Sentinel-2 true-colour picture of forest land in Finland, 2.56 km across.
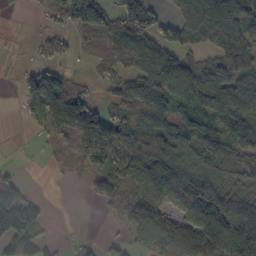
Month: October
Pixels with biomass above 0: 70%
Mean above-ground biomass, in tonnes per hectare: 82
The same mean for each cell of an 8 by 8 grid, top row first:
4 26 114 68 121 61 103 111
3 45 22 61 108 100 50 140
16 98 26 47 97 134 105 110
7 186 155 50 106 86 116 123
0 32 120 153 147 123 118 78
22 4 20 99 127 121 107 76
151 14 0 37 127 56 170 111
109 21 10 13 59 106 128 174
